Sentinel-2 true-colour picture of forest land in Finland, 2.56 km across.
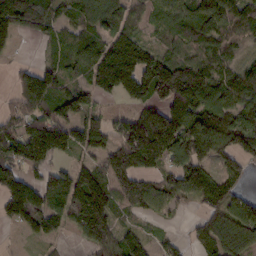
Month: February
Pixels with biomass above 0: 79%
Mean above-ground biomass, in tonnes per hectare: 99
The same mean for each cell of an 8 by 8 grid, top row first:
146 98 89 103 54 90 121 104
30 32 113 150 116 64 107 50
39 95 55 172 188 165 113 118
65 100 80 31 88 165 145 111
132 187 95 89 225 152 140 104
115 88 102 112 83 100 98 61
143 115 152 108 67 34 72 106
8 47 36 90 62 29 102 113
